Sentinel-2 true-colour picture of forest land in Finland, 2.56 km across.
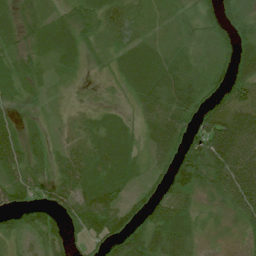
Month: July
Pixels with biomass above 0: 86%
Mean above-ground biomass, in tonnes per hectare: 42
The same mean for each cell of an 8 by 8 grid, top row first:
24 26 25 46 20 22 33 43
26 33 29 28 35 22 21 51
25 14 11 12 42 73 38 72
25 10 8 15 47 83 68 88
51 21 26 44 32 69 108 109
47 32 57 47 19 79 65 95
55 44 65 66 42 59 12 43
24 46 16 58 68 68 8 12
